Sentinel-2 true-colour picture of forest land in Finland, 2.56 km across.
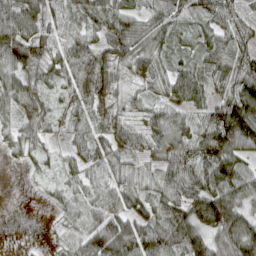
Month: April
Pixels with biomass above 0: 90%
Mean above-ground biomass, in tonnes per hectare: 65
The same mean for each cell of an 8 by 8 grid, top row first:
85 70 62 76 52 46 60 54
109 61 73 70 72 49 64 71
78 48 77 69 48 70 54 105
56 43 45 39 43 50 60 147
41 26 46 62 50 78 109 94
0 20 44 46 39 75 93 82
0 13 51 77 62 80 131 90
0 8 77 133 97 83 97 130
